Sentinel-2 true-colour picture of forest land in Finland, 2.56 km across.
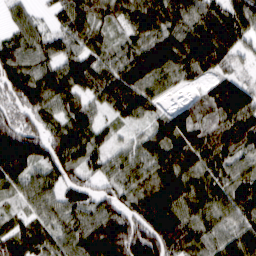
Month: March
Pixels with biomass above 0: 93%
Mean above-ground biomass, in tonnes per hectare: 88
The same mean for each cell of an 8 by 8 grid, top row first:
42 18 76 62 109 101 97 99
92 74 72 45 97 111 95 61
121 113 106 91 106 65 49 69
72 75 87 58 71 73 71 133
152 107 108 46 64 135 102 96
99 82 64 60 76 111 88 84
37 76 92 82 101 102 94 96
102 82 108 137 162 110 79 97
